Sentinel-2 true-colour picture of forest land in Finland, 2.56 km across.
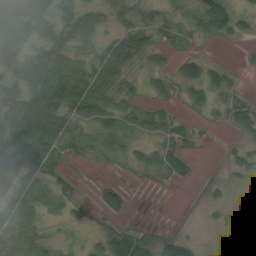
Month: August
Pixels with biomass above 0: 61%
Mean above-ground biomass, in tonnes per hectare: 25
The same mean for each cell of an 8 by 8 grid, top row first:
79 39 42 21 23 15 48 25
68 52 40 32 40 17 3 4
39 68 67 34 14 23 37 5
47 58 40 40 23 10 11 22
51 46 14 23 12 20 2 9
44 27 3 2 4 20 2 8
34 14 8 31 0 0 6 3
31 19 8 41 22 31 0 2
